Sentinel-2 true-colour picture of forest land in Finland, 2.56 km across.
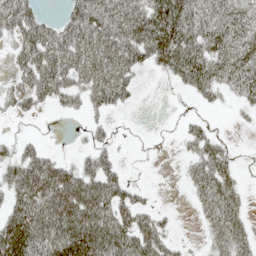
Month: May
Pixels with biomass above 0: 63%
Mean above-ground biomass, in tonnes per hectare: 50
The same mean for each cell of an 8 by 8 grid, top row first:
85 17 78 84 85 115 72 69
39 76 76 79 77 113 74 82
29 69 51 81 6 35 68 70
24 9 20 23 1 3 8 10
22 5 5 18 0 6 47 2
60 86 64 44 1 3 72 18
54 90 110 71 30 3 53 37
106 79 114 85 68 16 26 48
